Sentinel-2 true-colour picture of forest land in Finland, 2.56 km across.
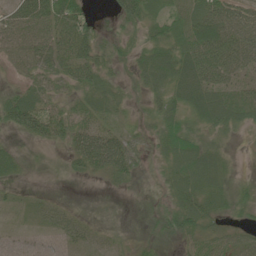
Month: June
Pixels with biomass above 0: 78%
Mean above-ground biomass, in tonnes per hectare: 31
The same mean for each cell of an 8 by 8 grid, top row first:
45 54 44 15 40 30 59 50
44 42 48 26 28 46 61 61
20 27 31 23 38 59 53 25
61 49 29 22 14 34 56 33
10 22 48 59 23 51 28 6
19 5 13 30 13 41 54 8
9 17 5 5 9 36 32 21
5 6 19 14 15 22 32 29
